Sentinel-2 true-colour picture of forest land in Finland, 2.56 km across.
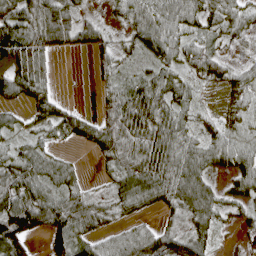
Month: April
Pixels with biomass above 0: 80%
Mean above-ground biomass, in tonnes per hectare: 47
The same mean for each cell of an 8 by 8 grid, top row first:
76 70 28 14 54 73 55 43
106 66 36 31 44 59 33 13
71 29 0 33 39 44 35 41
21 38 19 54 77 48 14 51
27 26 25 57 55 63 47 52
54 51 17 32 70 62 38 59
93 85 54 30 32 31 57 30
114 66 63 40 64 68 35 10
